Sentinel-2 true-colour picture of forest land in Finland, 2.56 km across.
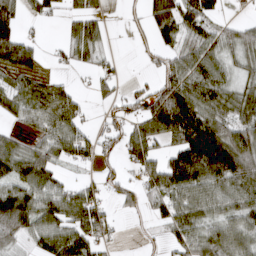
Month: March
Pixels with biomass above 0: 68%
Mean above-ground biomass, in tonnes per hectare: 67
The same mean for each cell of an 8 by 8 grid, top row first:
50 39 59 6 37 94 59 9
98 12 70 13 18 57 65 74
52 40 5 37 17 91 94 53
50 105 47 29 80 153 95 83
44 73 80 34 114 90 175 138
78 71 12 28 68 127 128 120
126 88 114 27 35 75 64 77
54 81 98 26 8 56 104 94
